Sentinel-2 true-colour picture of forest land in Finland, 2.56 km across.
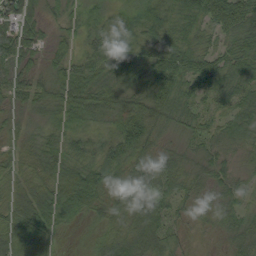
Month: August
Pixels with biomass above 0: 95%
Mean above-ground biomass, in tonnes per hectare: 45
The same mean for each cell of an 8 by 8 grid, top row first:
73 31 33 33 48 30 47 71
76 32 27 65 41 48 34 53
47 47 67 58 48 60 52 50
24 49 62 55 65 57 32 45
29 42 35 46 70 22 35 37
29 61 70 43 62 50 37 26
51 68 51 46 63 30 26 35
48 32 8 46 63 27 8 46
